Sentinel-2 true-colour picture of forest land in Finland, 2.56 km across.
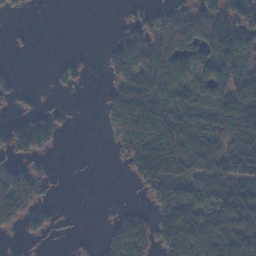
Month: November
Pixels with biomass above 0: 56%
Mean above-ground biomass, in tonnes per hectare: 74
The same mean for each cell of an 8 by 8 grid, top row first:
10 0 0 1 34 82 100 95
4 0 2 36 117 121 90 127
9 5 25 48 124 110 85 130
22 33 1 96 170 135 110 149
72 68 0 27 174 177 166 135
69 24 0 0 104 141 114 138
135 29 0 4 23 151 101 174
6 17 10 71 136 117 142 140
